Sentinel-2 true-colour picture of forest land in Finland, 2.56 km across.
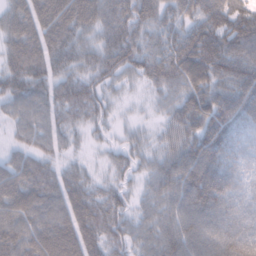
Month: February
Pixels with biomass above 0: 92%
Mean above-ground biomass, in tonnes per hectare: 70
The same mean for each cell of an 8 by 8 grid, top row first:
87 105 58 76 78 65 97 104
58 64 63 81 74 87 124 104
82 68 63 51 51 81 94 94
63 67 65 25 7 57 100 80
39 52 17 23 28 61 95 57
73 73 46 26 33 82 113 63
84 74 80 73 36 75 102 79
93 77 78 60 51 84 82 107
